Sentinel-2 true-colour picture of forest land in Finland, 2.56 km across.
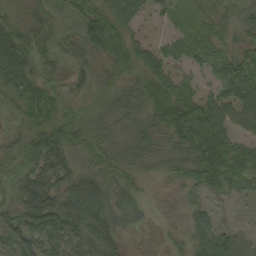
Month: September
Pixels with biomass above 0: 90%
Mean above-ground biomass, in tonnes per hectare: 49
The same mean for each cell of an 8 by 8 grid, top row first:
28 35 43 67 36 21 31 37
70 34 46 65 37 29 41 38
74 30 36 33 51 46 25 85
23 47 29 45 51 84 87 55
29 72 46 42 47 53 90 45
37 81 66 49 23 35 80 77
57 94 106 66 23 4 37 14
74 77 61 55 5 18 52 57
